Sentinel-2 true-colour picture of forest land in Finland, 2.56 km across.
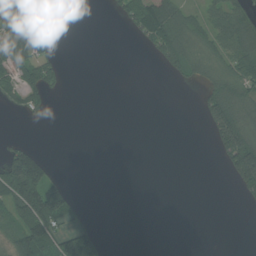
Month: July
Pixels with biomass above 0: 33%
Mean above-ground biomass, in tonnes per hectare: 45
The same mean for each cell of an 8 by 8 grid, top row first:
75 44 0 12 126 102 56 100
105 29 0 0 22 97 70 132
52 77 0 0 0 21 57 115
13 25 0 0 0 0 76 107
34 1 0 0 0 0 12 181
180 91 0 0 0 0 0 142
119 189 29 0 0 0 0 4
80 119 166 4 0 0 0 0
